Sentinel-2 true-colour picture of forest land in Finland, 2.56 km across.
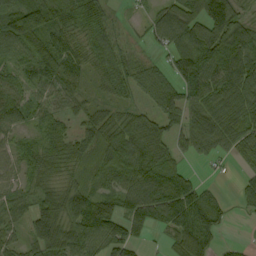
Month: September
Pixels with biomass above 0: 84%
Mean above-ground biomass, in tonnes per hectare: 71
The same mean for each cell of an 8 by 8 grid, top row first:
100 90 74 27 23 111 147 61
82 83 68 62 18 86 134 145
52 62 51 69 60 76 124 138
79 56 45 45 42 79 105 87
44 60 57 86 104 53 74 86
41 49 38 61 117 93 8 20
51 87 42 61 128 137 78 15
30 125 81 97 29 53 50 10
